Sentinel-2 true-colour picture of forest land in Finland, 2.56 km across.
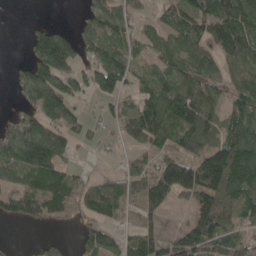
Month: May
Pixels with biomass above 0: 70%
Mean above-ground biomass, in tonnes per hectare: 77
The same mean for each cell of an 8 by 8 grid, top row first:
0 1 20 85 22 73 137 147
0 176 80 83 32 57 66 119
28 134 74 134 49 100 71 61
30 104 26 34 121 130 86 77
119 142 25 10 76 58 99 127
60 100 30 31 79 194 190 143
60 69 66 61 99 35 115 106
0 23 39 42 111 76 124 68
